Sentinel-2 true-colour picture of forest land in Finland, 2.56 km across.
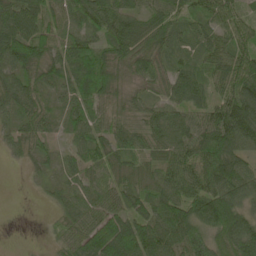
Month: May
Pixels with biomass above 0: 90%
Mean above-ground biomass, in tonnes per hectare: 65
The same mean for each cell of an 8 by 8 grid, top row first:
85 70 62 76 52 46 60 54
109 61 73 70 72 49 64 71
78 48 77 69 48 70 54 105
56 43 45 39 43 50 60 147
41 26 46 62 50 78 109 94
0 20 44 46 39 75 93 82
0 13 51 77 62 80 131 90
0 8 77 133 97 83 97 130
